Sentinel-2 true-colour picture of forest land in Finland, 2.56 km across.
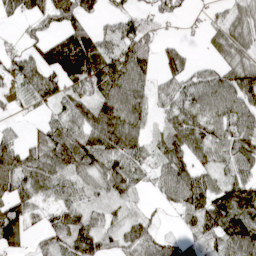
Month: April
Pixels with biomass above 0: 78%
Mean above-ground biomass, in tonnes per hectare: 59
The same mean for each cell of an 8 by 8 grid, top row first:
48 84 77 26 50 28 16 51
24 82 144 48 114 41 26 56
39 63 90 102 54 51 42 89
15 26 64 98 52 44 65 76
44 70 89 94 44 71 79 79
66 65 42 75 27 75 43 64
74 26 42 26 12 32 73 87
81 52 85 31 77 32 41 99
